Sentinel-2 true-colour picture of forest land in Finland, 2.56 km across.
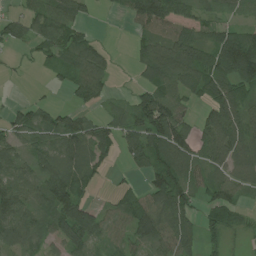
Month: July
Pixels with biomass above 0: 74%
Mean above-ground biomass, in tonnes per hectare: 72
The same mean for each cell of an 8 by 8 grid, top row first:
42 90 58 11 112 85 37 24
28 54 95 16 53 111 97 163
4 13 86 32 44 97 99 120
42 60 52 36 120 94 64 82
59 72 110 64 118 136 76 86
77 101 86 9 46 128 60 62
126 87 127 36 80 130 58 48
74 52 112 37 71 112 35 23
